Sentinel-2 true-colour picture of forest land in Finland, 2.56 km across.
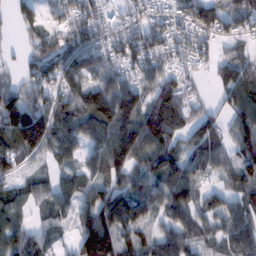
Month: February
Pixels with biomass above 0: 84%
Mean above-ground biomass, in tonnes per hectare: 89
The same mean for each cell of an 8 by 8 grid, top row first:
48 54 89 52 73 89 149 108
13 86 132 97 124 81 46 33
43 99 108 97 77 86 22 96
151 108 105 178 139 156 51 104
113 100 81 136 140 91 111 90
53 36 61 100 91 112 57 77
67 54 63 157 88 96 71 82
89 40 111 145 63 96 48 103
